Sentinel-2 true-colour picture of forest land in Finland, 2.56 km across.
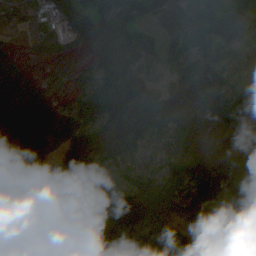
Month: August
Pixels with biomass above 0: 83%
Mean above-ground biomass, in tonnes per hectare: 83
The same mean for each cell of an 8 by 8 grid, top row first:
34 48 116 153 66 13 111 192
15 42 44 91 114 62 133 62
104 10 44 125 91 79 99 36
184 104 92 126 115 62 68 93
72 124 103 74 43 31 12 39
31 104 121 21 60 46 94 75
86 66 60 72 114 69 107 116
56 114 119 145 99 61 133 97
